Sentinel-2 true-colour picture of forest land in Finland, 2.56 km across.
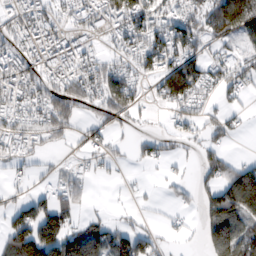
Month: February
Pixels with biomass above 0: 61%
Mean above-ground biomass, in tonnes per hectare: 71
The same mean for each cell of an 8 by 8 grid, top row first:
78 71 73 111 118 89 91 156
73 86 65 48 103 107 55 46
101 87 103 93 45 197 80 71
68 102 56 96 26 57 38 35
47 37 45 33 40 28 44 3
22 21 42 12 8 20 54 125
69 111 42 7 13 25 90 132
137 159 141 112 77 15 90 127
